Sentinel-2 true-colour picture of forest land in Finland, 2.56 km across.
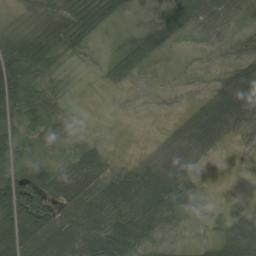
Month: August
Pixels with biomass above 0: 79%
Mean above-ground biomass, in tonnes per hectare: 38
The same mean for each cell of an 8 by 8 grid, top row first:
16 40 75 48 14 48 52 30
65 52 31 13 53 12 10 18
106 36 7 17 8 7 9 44
61 55 3 2 2 9 60 59
45 26 20 4 1 25 37 5
52 60 75 46 40 38 2 0
115 58 64 41 44 39 7 11
102 74 77 95 29 13 20 80
